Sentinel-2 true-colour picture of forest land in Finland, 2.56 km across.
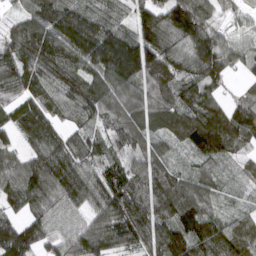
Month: March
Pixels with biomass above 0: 94%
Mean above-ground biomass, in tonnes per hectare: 110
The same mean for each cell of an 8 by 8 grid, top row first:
43 126 132 73 96 139 80 45
115 153 159 185 158 98 158 75
128 122 118 119 113 90 127 26
81 99 88 84 105 104 130 98
61 139 106 77 83 52 167 102
110 193 148 111 123 79 59 39
64 98 99 173 141 116 68 31
191 104 139 145 137 129 148 110
